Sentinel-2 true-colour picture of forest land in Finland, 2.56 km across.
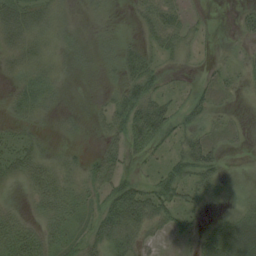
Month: August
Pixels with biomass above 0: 67%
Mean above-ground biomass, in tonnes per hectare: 25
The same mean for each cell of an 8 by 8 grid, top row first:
45 32 5 3 24 31 6 12
36 27 20 10 23 31 7 11
22 35 6 8 53 9 13 14
19 16 7 41 63 36 27 7
28 8 5 25 48 23 34 6
25 31 22 45 14 45 36 4
14 26 22 55 72 36 12 16
36 30 27 42 27 12 38 69
